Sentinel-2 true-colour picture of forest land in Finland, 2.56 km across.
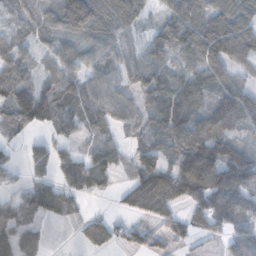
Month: November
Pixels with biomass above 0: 78%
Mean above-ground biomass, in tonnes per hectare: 65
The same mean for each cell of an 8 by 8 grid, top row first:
32 56 147 102 41 88 95 83
69 35 43 51 56 78 132 116
90 45 45 40 73 69 77 44
73 74 57 64 53 92 79 99
29 40 24 41 64 83 121 63
23 43 82 33 84 83 141 99
60 63 23 10 56 33 87 83
110 24 28 46 41 30 27 67
